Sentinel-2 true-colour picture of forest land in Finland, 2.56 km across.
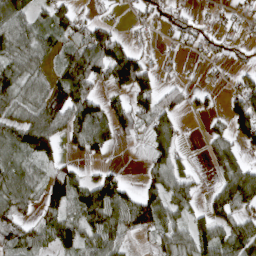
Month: April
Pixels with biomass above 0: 66%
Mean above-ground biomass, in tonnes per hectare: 62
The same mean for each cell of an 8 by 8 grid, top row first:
90 53 33 12 40 52 20 29
84 58 70 106 24 18 33 27
92 61 90 86 96 14 7 44
66 132 111 79 68 51 24 68
81 103 73 47 39 58 27 55
68 49 49 51 33 71 8 107
61 59 91 124 120 57 50 90
59 64 84 73 13 68 85 99
